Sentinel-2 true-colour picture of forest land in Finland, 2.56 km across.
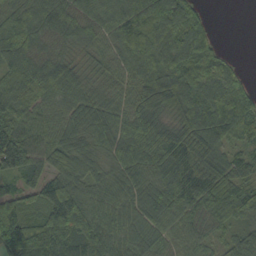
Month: September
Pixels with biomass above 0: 93%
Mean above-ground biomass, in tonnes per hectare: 83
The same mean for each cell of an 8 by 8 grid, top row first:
81 84 90 80 122 130 27 0
115 76 38 59 85 115 62 1
81 93 54 53 100 115 100 53
71 58 78 68 106 72 118 130
69 77 71 69 92 90 101 50
52 77 80 64 75 109 103 74
107 114 122 77 82 88 88 81
176 166 99 80 66 57 48 64
